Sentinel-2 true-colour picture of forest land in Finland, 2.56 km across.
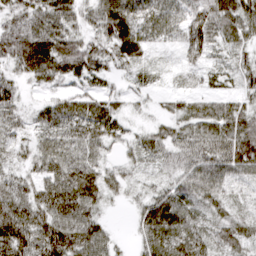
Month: March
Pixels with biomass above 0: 90%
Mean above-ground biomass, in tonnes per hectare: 48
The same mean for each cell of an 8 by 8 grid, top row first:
44 65 42 87 56 34 75 76
71 80 62 55 40 19 49 37
36 33 39 24 20 10 20 34
36 39 55 47 11 31 48 57
31 49 57 34 39 48 63 81
41 58 83 34 23 40 60 39
66 74 79 13 47 63 27 17
82 89 81 32 44 63 31 40
